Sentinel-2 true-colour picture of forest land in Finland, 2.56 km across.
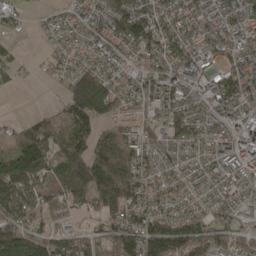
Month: April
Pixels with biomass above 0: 85%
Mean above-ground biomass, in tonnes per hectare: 80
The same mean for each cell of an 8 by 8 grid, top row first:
38 21 38 103 87 74 55 86
13 18 40 66 86 85 61 83
18 13 117 61 78 97 61 92
2 27 163 72 49 112 80 89
67 99 113 107 73 82 79 112
166 78 108 140 77 56 65 79
126 75 53 112 92 59 49 65
129 94 77 87 166 175 118 79
